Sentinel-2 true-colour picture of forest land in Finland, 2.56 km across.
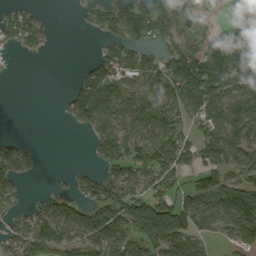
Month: September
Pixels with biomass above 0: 63%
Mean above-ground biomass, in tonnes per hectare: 71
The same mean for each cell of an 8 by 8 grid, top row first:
56 11 15 109 109 118 42 56
41 24 0 67 62 84 87 42
2 0 44 92 84 121 158 82
0 0 100 93 85 94 119 99
43 0 1 107 96 99 106 92
81 2 38 67 81 74 93 73
46 62 69 105 114 106 91 144
73 106 85 104 89 107 32 71
